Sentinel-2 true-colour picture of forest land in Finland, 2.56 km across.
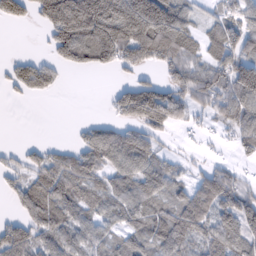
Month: February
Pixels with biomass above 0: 69%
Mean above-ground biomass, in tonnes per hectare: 77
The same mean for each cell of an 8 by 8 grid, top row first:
72 148 275 240 260 138 30 70
0 36 135 158 138 127 73 93
57 50 0 10 43 73 84 154
0 0 0 41 136 63 47 99
8 24 48 101 83 8 8 42
40 90 88 61 90 46 60 33
31 106 81 59 80 73 76 126
95 75 69 48 79 96 72 96
